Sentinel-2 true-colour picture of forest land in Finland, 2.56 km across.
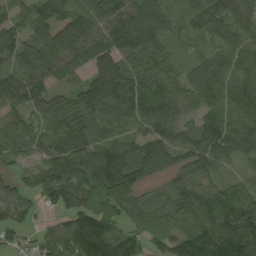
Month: September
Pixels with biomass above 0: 91%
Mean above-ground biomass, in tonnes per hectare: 84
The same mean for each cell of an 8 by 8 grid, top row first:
58 92 101 97 113 43 96 68
98 124 111 115 111 33 38 65
97 81 57 121 82 49 93 87
66 77 103 89 82 58 74 99
70 40 61 75 89 70 108 99
34 92 109 148 78 55 58 32
67 41 78 84 69 87 99 109
32 58 177 130 54 77 141 157
